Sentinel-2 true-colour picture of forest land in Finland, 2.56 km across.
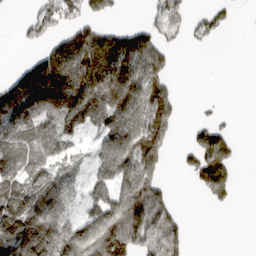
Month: March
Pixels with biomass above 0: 58%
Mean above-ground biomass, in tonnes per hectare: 88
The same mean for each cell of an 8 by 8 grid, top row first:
5 92 78 35 21 67 42 6
9 87 217 216 156 24 12 0
123 285 242 208 147 16 0 0
138 162 162 91 124 61 7 1
101 112 42 123 156 18 104 13
116 83 32 125 137 6 113 9
143 99 49 150 203 44 13 2
153 123 165 193 114 86 0 0
